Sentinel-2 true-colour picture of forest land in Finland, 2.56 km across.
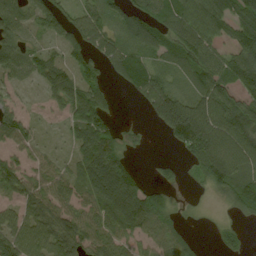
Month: August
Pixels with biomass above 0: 75%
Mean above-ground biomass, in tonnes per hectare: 65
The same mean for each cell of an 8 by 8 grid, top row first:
59 73 51 42 72 100 118 76
65 35 61 63 64 83 84 87
28 75 66 25 72 31 96 110
51 15 96 30 18 164 101 95
46 11 57 78 13 65 116 100
73 55 61 132 24 22 76 85
50 75 57 95 114 26 2 51
91 90 77 61 43 53 4 20
